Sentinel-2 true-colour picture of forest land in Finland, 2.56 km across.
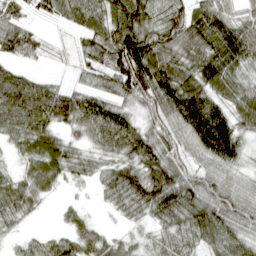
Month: April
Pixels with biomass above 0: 88%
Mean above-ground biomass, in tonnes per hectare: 67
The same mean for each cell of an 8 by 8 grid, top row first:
41 42 68 82 84 84 90 46
53 20 40 105 133 88 91 100
72 29 28 80 121 105 92 65
85 93 92 84 50 91 125 74
39 69 35 70 84 59 119 72
38 69 35 58 105 85 57 36
58 8 22 26 66 92 91 68
19 31 61 32 25 52 63 62
